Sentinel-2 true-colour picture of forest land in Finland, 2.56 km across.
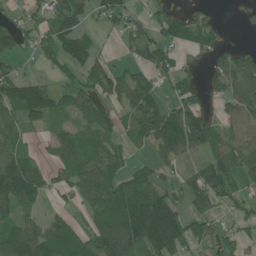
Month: June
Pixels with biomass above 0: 68%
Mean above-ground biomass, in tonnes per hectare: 70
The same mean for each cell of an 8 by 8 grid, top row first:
30 66 65 73 35 53 49 13
54 59 93 5 99 62 64 34
78 25 58 112 74 75 49 103
80 80 61 46 117 78 46 79
56 33 73 64 41 115 94 76
132 45 78 81 49 30 108 89
81 21 34 115 144 59 53 32
111 111 70 128 131 109 58 51
